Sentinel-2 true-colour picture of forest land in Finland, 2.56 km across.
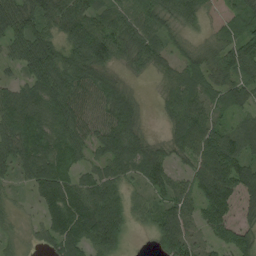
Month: August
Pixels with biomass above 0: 90%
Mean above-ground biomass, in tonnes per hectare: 68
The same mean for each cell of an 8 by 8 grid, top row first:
86 79 84 50 63 65 101 63
63 84 87 85 74 27 33 90
38 94 86 49 10 45 59 68
119 102 85 87 23 61 61 41
94 94 66 90 60 54 93 74
41 114 48 61 69 46 111 96
19 47 82 90 40 77 80 120
23 39 80 79 3 98 34 84
